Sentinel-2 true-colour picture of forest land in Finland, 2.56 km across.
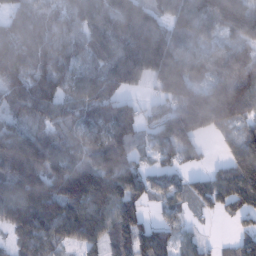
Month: January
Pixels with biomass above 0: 87%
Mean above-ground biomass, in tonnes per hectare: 118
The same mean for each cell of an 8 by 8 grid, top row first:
81 95 114 139 118 108 129 136
135 121 87 136 243 135 73 94
133 150 95 140 108 232 94 157
89 114 98 119 51 122 247 137
174 111 87 142 52 133 15 109
195 182 178 173 75 57 55 159
164 199 162 148 57 62 56 97
67 112 114 104 117 62 18 69
